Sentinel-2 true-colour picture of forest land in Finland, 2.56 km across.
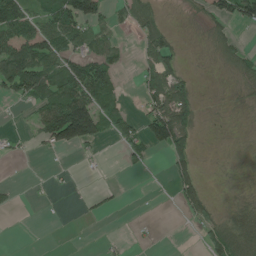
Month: June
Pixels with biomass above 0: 42%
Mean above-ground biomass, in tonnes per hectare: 39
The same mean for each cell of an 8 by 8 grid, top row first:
94 75 100 29 51 4 41 67
107 87 56 52 37 37 9 28
102 92 110 52 31 55 1 29
4 89 166 52 46 110 3 5
9 44 86 19 64 80 1 2
0 3 4 1 5 59 4 3
11 1 5 10 0 15 47 29
0 0 0 3 5 0 50 98
